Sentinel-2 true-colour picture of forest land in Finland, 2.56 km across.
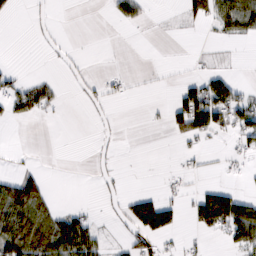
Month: February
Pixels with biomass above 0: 27%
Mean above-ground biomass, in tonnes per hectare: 26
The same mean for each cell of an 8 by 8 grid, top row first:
5 6 0 15 17 4 64 96
0 4 1 0 0 0 0 2
21 15 7 15 2 6 42 11
29 19 2 3 3 49 125 71
0 0 0 6 0 10 7 22
41 12 0 8 0 14 4 8
107 43 11 4 89 35 93 78
115 97 98 9 39 9 9 59
